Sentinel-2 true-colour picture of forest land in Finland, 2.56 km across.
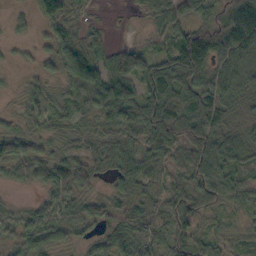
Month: October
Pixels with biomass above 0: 88%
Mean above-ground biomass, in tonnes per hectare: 46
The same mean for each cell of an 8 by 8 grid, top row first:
15 53 21 2 18 56 40 105
11 29 65 29 30 72 97 84
7 31 81 88 70 57 60 56
19 36 34 82 85 67 66 17
70 20 29 43 51 66 77 41
25 53 48 36 53 30 81 46
15 37 42 33 35 60 49 34
22 25 23 55 56 50 40 21
